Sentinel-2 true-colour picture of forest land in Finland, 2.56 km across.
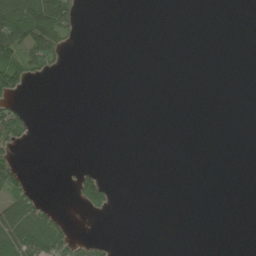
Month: June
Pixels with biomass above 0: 15%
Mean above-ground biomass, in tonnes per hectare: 22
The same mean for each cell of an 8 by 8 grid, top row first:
182 206 30 0 0 0 0 0
107 122 3 0 0 0 0 0
106 11 0 0 0 0 0 0
61 0 0 0 0 0 0 0
42 0 0 0 0 0 0 0
65 0 44 3 0 0 0 0
100 28 30 33 0 0 0 0
97 99 17 4 0 0 0 0
